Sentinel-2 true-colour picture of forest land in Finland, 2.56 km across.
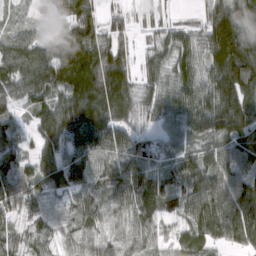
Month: March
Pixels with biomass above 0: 92%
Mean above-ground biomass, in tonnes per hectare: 85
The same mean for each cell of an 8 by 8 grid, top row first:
27 22 88 34 20 16 65 107
86 78 144 92 28 88 100 163
89 106 150 136 57 87 87 172
42 99 163 120 56 107 124 137
76 87 121 105 79 82 82 135
103 84 80 78 75 72 111 103
76 51 64 62 68 51 136 138
46 44 50 40 52 43 77 88
